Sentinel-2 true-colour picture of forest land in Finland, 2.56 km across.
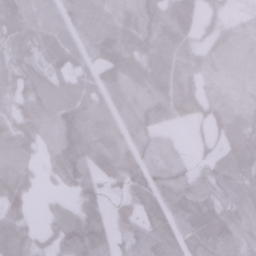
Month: January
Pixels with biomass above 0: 86%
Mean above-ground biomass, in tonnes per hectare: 73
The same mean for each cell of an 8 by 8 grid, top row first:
101 82 89 73 98 113 36 20
64 58 64 82 79 81 54 86
69 75 55 69 89 103 67 86
59 106 100 75 108 101 78 77
94 62 123 101 64 26 29 77
88 17 80 73 69 76 59 68
72 19 49 31 58 102 78 74
124 31 105 49 82 68 92 63
